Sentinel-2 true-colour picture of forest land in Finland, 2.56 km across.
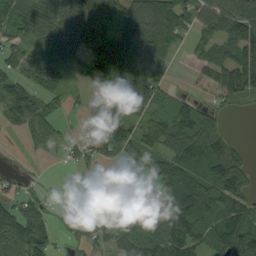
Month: September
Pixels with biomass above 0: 75%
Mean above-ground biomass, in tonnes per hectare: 68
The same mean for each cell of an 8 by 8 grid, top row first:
82 117 100 67 112 90 62 90
44 114 98 119 114 39 41 81
65 70 21 114 101 10 11 76
80 45 14 85 53 62 42 12
1 41 18 81 73 87 107 21
12 3 25 69 48 102 92 83
64 23 43 86 76 137 116 88
108 61 33 43 76 95 74 113
